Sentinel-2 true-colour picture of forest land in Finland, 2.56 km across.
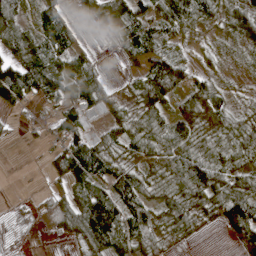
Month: April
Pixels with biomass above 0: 79%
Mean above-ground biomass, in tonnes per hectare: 56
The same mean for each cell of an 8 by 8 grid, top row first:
85 62 23 57 72 83 44 63
86 83 34 18 79 44 20 24
115 95 103 11 79 114 37 7
25 21 78 31 69 45 68 31
5 24 79 58 76 74 59 59
1 23 79 64 54 99 103 49
5 45 94 104 72 73 53 133
3 7 57 95 58 20 1 54
